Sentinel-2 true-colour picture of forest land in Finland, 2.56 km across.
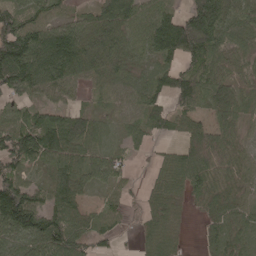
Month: May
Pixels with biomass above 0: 85%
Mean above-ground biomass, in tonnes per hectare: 77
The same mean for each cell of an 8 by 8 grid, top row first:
99 73 40 117 79 77 177 96
171 149 118 98 73 129 114 69
155 104 52 51 64 91 77 62
53 62 47 37 76 60 53 69
119 108 79 37 32 28 92 53
95 61 93 59 13 73 71 51
203 102 49 32 43 41 51 63
82 139 74 31 36 31 31 66
